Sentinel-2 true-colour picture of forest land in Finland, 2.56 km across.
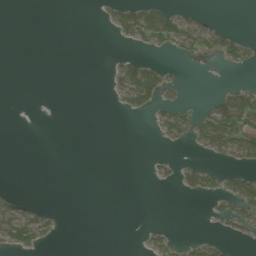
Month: June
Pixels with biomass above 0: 20%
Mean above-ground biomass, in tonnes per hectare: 20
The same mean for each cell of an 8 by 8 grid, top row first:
0 0 0 31 83 48 11 0
0 0 0 2 21 35 34 35
0 0 0 17 112 14 0 4
0 0 0 5 37 43 44 123
0 0 0 0 0 17 54 74
0 0 0 0 3 27 45 46
41 13 0 0 0 0 9 52
77 20 0 0 14 19 24 17
